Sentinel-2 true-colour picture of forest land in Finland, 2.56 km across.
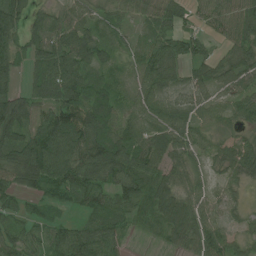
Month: July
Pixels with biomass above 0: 89%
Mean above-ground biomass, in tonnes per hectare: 67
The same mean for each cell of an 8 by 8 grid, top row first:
70 49 56 46 48 66 62 77
62 93 92 51 65 70 34 57
45 105 92 41 64 46 69 76
113 63 93 75 76 65 56 61
112 115 95 104 90 75 45 52
100 117 101 102 82 56 34 43
43 35 44 72 56 74 63 31
51 57 76 60 8 48 96 41
